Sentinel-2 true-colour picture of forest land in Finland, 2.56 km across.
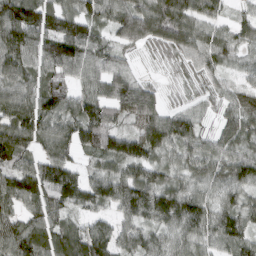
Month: March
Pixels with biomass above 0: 93%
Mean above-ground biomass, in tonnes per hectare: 88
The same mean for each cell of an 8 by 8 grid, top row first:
126 115 99 83 124 130 76 41
129 106 114 72 53 80 95 67
97 81 58 99 43 33 50 37
121 100 104 77 120 76 37 90
122 73 93 105 126 106 62 80
100 110 68 87 90 64 75 89
74 101 65 66 116 135 81 87
111 110 116 100 79 66 67 91
